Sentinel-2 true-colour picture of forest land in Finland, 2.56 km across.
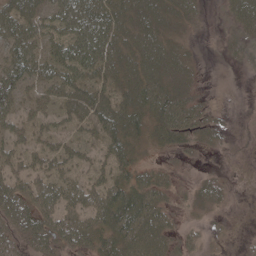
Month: May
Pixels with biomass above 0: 70%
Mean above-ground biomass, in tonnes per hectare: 35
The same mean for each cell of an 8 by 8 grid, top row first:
57 39 76 58 40 28 5 30
51 38 83 61 45 21 0 15
62 52 54 39 52 34 1 0
42 37 44 47 41 58 19 0
36 37 33 37 20 23 15 1
49 51 30 38 26 11 9 0
57 59 58 68 66 15 15 0
41 49 42 42 51 22 6 1
